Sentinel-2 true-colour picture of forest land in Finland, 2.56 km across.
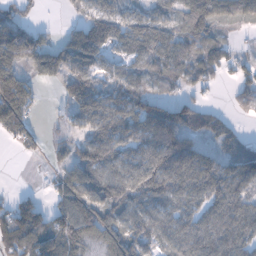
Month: November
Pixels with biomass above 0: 77%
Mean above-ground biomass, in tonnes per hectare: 72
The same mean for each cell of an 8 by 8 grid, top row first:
68 1 42 96 68 56 78 49
119 85 160 72 86 90 79 17
98 38 105 52 74 65 46 51
116 6 75 95 109 98 60 14
33 21 62 116 73 99 29 38
0 11 91 87 118 131 107 71
54 51 117 81 79 80 94 82
66 62 68 66 84 86 106 95
